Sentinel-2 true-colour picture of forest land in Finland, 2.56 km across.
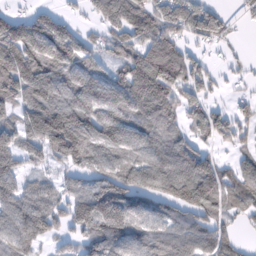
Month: February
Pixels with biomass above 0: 79%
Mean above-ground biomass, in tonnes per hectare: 91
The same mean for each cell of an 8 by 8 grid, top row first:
49 73 19 76 94 99 91 36
146 136 90 61 100 87 33 14
129 106 106 100 126 114 60 21
90 173 132 119 108 70 76 45
104 124 144 107 97 88 49 37
96 39 72 110 115 142 125 76
105 89 119 188 87 92 112 60
97 52 73 129 95 104 85 29
